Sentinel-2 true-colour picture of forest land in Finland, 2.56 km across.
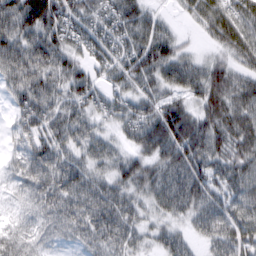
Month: March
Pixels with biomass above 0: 91%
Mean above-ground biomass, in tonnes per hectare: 71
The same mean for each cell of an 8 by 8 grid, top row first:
107 122 71 74 66 17 69 74
95 89 60 68 89 57 21 69
69 71 76 51 74 75 88 58
41 75 64 59 79 98 73 79
29 74 66 51 87 118 99 77
44 85 72 72 82 89 87 80
32 71 83 93 48 73 81 71
82 47 45 77 43 60 58 69
